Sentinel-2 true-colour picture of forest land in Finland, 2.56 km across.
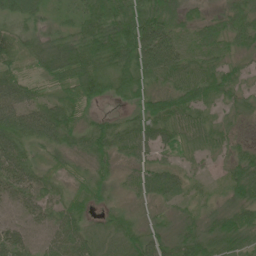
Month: June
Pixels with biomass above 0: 94%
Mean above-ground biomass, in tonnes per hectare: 45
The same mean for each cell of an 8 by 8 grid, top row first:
39 24 32 66 73 54 29 46
49 50 58 66 88 50 43 37
47 34 73 55 52 58 65 32
66 61 37 12 42 62 29 29
52 39 40 60 53 43 38 22
53 30 24 30 58 43 12 57
31 37 34 26 25 22 21 50
54 39 56 54 53 44 55 45
